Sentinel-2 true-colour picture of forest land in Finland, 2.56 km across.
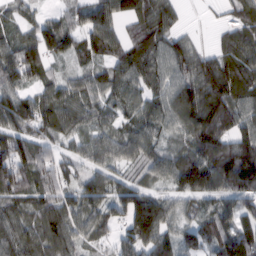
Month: February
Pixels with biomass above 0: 90%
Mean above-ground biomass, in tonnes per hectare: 91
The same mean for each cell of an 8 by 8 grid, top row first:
47 37 59 89 103 54 3 74
98 121 81 79 104 79 28 104
77 68 60 90 89 89 145 113
130 106 95 58 83 110 157 104
116 72 63 74 93 56 134 132
120 83 65 70 63 110 159 180
76 98 102 80 162 65 68 83
107 112 70 46 130 86 85 148
